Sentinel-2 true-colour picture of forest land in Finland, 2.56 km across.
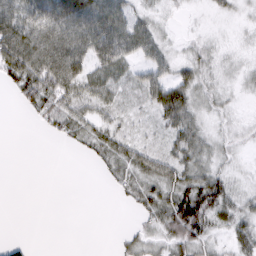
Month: March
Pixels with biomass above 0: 68%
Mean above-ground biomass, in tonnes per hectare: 30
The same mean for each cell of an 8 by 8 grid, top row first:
62 64 76 61 21 6 6 10
82 71 56 67 37 12 20 9
48 75 57 42 36 36 23 16
5 44 41 33 22 59 19 8
0 3 21 44 30 38 24 12
0 0 0 20 46 49 48 10
0 0 0 1 30 74 74 32
7 0 0 2 26 50 35 38
